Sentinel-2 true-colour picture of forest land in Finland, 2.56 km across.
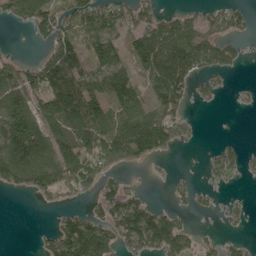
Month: May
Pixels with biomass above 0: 58%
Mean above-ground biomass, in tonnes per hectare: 74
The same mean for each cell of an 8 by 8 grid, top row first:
66 102 111 85 71 45 45 47
5 59 106 108 138 115 83 24
84 153 126 134 78 112 37 3
125 104 149 91 105 72 3 3
155 99 111 158 155 57 3 18
89 107 118 40 4 11 19 25
0 15 26 99 83 34 14 20
0 46 200 98 131 135 28 26
